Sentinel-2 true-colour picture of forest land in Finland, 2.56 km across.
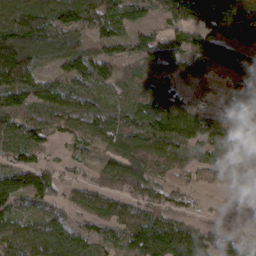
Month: March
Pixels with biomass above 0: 86%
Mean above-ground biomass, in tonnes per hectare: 98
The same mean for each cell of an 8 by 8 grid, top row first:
146 147 138 113 63 104 130 151
191 113 92 76 111 111 131 105
137 67 110 66 86 102 44 73
105 107 123 91 120 130 70 149
84 64 62 101 117 106 93 108
106 80 34 85 107 56 38 61
65 74 58 83 95 60 11 11
116 144 112 56 168 182 124 87
